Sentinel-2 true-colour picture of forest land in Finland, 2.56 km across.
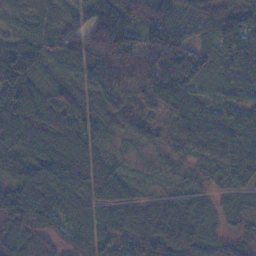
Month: November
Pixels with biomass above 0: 95%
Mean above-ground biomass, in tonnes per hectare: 71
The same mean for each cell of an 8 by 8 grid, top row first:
17 25 48 96 115 82 75 53
90 61 88 134 120 144 50 75
104 37 43 93 110 100 31 54
108 90 54 68 49 47 37 46
115 87 83 22 36 32 57 64
96 115 94 71 10 32 28 48
140 118 54 66 59 97 41 49
89 71 64 63 84 107 52 40
